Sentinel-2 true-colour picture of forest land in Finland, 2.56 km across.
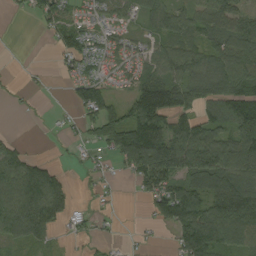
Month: August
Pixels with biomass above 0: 68%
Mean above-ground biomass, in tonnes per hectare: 68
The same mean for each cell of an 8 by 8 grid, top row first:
7 60 29 41 55 70 75 72
1 9 77 42 45 72 70 100
4 3 60 21 60 75 110 111
3 5 52 72 130 87 61 124
35 1 22 94 200 122 122 126
125 102 7 16 85 100 136 130
120 137 15 11 16 130 98 152
58 52 17 12 8 58 134 81
